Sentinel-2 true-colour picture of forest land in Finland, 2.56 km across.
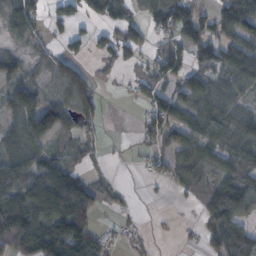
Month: October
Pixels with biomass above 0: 68%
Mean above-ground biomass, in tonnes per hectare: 68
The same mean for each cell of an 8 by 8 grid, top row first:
116 47 48 72 56 143 60 174
33 33 31 61 46 65 100 103
64 43 98 9 40 73 56 66
93 126 83 1 37 72 77 57
92 69 38 2 31 68 81 91
122 105 59 13 12 46 35 97
139 127 118 18 3 3 68 91
140 140 120 23 13 7 68 129
